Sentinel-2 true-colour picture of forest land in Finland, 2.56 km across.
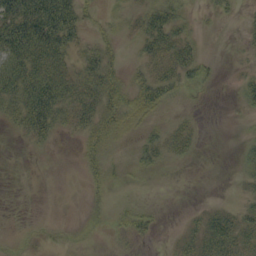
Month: September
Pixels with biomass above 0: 44%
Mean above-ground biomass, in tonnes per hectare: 22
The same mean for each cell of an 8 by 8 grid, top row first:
76 94 38 10 32 34 6 7
70 73 24 22 26 49 2 4
58 64 40 40 27 32 19 10
39 74 39 46 32 4 0 4
2 13 15 22 21 25 0 6
0 0 7 16 5 0 0 8
0 0 0 7 10 0 9 16
1 2 1 3 12 9 44 37
